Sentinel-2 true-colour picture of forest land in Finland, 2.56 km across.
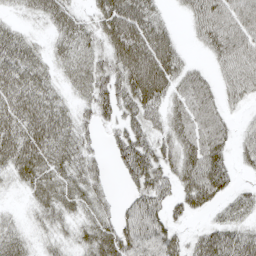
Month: April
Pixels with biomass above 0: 78%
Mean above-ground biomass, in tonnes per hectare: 41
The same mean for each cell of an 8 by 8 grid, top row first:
12 35 24 66 59 8 58 57
51 21 41 53 70 34 30 63
54 33 37 55 83 46 29 59
58 57 26 37 49 36 53 12
65 60 37 23 41 45 62 25
32 45 39 10 59 42 73 11
7 36 28 24 59 25 29 25
32 19 31 63 55 35 46 46
